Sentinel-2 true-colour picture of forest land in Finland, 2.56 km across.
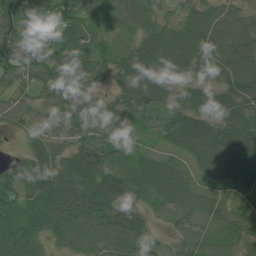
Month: July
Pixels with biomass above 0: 94%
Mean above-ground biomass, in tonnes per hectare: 65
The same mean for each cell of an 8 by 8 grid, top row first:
88 123 68 36 70 43 65 56
80 71 53 44 75 89 82 82
45 59 52 36 92 42 46 84
38 35 52 53 54 59 70 80
6 64 58 52 18 48 110 102
93 121 121 78 51 56 56 95
74 101 125 108 39 51 53 32
87 48 66 78 55 22 30 39
